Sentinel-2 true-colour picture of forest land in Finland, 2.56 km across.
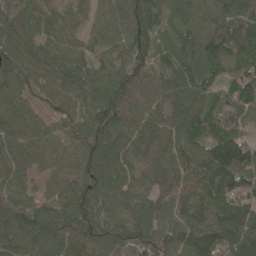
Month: May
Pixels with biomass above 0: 98%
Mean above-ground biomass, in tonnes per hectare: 86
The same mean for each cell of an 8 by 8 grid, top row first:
78 67 52 70 92 50 76 99
85 66 53 54 62 64 98 107
92 80 96 87 74 87 63 97
85 54 86 108 85 81 100 93
93 86 98 98 88 93 109 131
79 51 83 79 70 93 109 115
100 79 104 72 74 84 99 100
102 112 99 80 67 84 128 135
